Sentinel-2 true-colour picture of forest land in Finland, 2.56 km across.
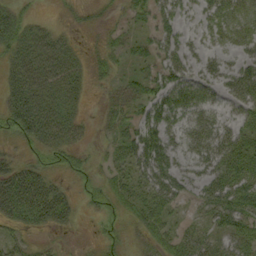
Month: September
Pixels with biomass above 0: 67%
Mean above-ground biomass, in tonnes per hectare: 33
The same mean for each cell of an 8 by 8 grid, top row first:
26 4 11 10 23 37 30 32
39 52 12 22 20 44 19 25
37 51 26 17 31 55 36 48
47 54 19 24 38 58 35 28
15 44 21 21 64 37 48 41
47 35 21 27 49 49 43 54
57 73 17 26 38 22 43 58
19 7 3 18 19 33 30 44
